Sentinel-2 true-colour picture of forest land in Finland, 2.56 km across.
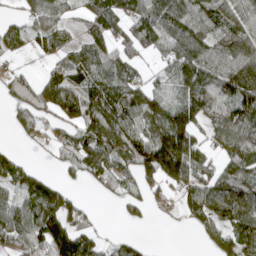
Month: April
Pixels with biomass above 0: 72%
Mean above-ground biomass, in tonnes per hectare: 85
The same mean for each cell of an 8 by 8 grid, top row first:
25 69 40 104 97 132 95 87
43 58 68 76 65 107 114 129
57 70 95 110 44 79 123 159
41 59 105 125 102 112 114 122
13 31 87 110 114 199 65 126
70 31 40 73 83 125 94 111
88 122 62 3 41 26 119 139
117 156 111 26 14 0 59 155
